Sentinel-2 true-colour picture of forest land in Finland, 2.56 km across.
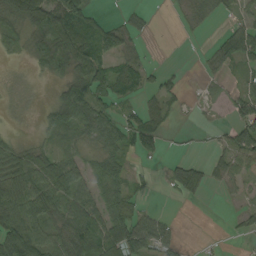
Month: September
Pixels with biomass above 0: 62%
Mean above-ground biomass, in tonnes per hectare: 39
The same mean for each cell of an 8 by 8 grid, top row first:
62 92 78 8 17 3 19 22
23 45 79 58 13 0 14 78
5 20 48 68 37 14 10 19
5 33 89 36 43 13 2 48
20 25 34 51 36 3 6 74
58 74 53 68 11 33 33 33
68 75 71 62 16 1 1 15
93 66 80 86 80 27 2 8
